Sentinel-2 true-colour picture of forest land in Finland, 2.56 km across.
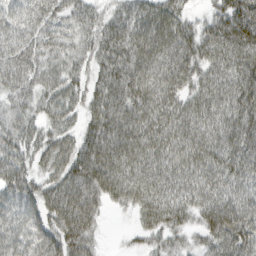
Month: March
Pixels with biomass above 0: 92%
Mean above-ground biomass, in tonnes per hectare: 73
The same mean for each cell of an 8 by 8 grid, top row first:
64 67 59 52 78 63 39 125
80 60 52 76 96 92 70 103
70 60 42 80 98 80 63 90
57 53 46 90 81 73 76 101
66 61 58 94 85 77 82 102
81 54 101 97 81 67 70 83
77 73 114 30 66 72 79 100
77 80 103 2 31 38 57 99
